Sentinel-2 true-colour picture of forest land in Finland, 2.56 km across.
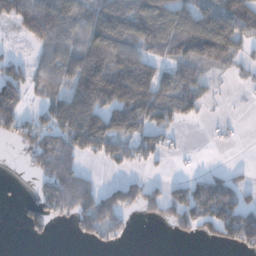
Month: December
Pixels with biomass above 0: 59%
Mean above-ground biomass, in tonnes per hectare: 83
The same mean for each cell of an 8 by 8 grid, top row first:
99 149 107 145 162 135 104 155
5 80 107 161 109 116 142 66
79 71 156 199 164 89 36 15
105 78 186 135 144 101 12 1
38 133 120 119 82 12 4 3
1 136 115 11 28 12 46 23
13 118 138 145 65 82 118 103
0 18 30 52 0 17 35 74
